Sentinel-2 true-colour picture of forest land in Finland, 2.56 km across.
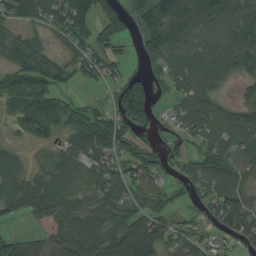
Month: August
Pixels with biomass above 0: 79%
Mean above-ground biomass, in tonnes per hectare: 74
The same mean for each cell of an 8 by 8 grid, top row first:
81 95 98 69 83 111 107 104
92 50 72 63 52 89 83 96
78 93 32 40 48 70 92 34
64 88 68 67 85 56 107 78
23 32 100 111 43 42 83 106
73 61 51 90 77 49 89 77
58 78 63 74 66 40 63 99
66 62 107 86 118 70 53 57
